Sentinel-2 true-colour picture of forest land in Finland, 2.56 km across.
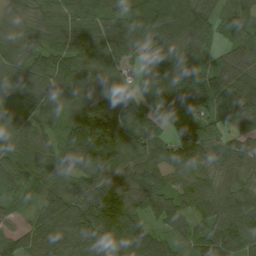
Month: August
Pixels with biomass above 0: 96%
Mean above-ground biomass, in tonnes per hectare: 107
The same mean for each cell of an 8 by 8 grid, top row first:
53 96 103 98 140 147 109 76
86 105 120 121 104 111 72 79
96 114 99 87 87 109 140 153
55 57 120 132 97 107 82 130
88 74 217 171 126 93 97 82
91 102 136 157 184 91 69 74
30 109 131 188 105 87 89 122
87 114 103 122 132 61 115 107
